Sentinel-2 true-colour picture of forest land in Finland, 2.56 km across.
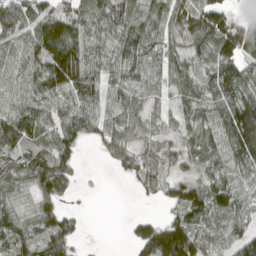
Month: April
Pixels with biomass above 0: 83%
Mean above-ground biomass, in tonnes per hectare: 77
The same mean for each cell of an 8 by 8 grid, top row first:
88 89 79 105 61 78 113 38
56 158 105 75 100 58 84 132
56 117 144 63 58 59 68 109
89 73 84 58 56 40 67 128
97 74 62 71 56 42 89 143
88 148 25 9 78 45 65 64
45 72 9 0 3 70 132 86
95 107 29 0 124 186 71 85
